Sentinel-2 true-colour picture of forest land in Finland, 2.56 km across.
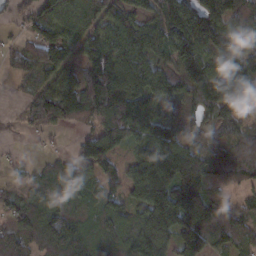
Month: February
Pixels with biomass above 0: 85%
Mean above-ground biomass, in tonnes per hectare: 95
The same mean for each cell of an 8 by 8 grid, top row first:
43 79 83 81 70 167 163 117
45 148 72 115 131 135 130 89
40 77 89 172 127 95 175 192
21 150 120 159 112 51 90 90
5 11 51 94 75 106 72 94
14 51 61 56 99 165 170 90
80 57 61 67 80 177 165 62
87 74 97 63 115 88 100 67
